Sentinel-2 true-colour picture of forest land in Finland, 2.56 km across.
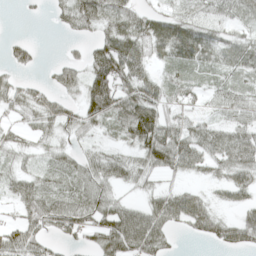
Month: April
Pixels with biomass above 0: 74%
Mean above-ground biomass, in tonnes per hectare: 47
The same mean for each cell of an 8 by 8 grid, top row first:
2 10 71 58 52 52 46 46
31 0 14 80 65 86 71 64
23 18 47 103 64 34 22 33
35 51 45 78 99 43 23 47
35 28 24 19 75 87 66 76
37 30 51 54 39 27 26 47
35 62 66 61 39 71 43 32
57 37 28 71 81 14 31 55
